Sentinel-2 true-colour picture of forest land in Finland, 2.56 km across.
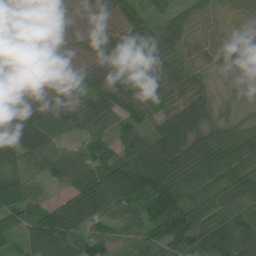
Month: July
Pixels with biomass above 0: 92%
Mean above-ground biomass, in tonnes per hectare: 60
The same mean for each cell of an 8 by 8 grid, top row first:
3 14 16 54 54 44 37 25
23 9 14 45 102 45 35 31
45 35 37 51 99 49 21 17
82 48 51 65 54 60 49 24
90 62 31 47 69 79 81 51
57 47 63 117 127 84 68 74
104 50 92 93 76 113 91 94
49 95 62 45 67 138 104 85
